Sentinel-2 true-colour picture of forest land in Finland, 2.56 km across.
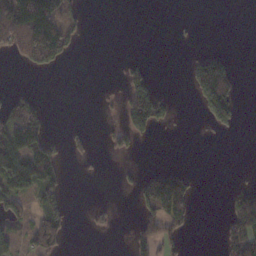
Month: November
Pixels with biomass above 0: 26%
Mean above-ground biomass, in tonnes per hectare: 40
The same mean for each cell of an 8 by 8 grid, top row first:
189 157 24 0 0 2 0 0
81 164 12 0 0 3 12 0
0 0 0 4 57 0 160 25
84 22 0 6 139 21 64 26
126 72 22 41 11 0 2 0
124 74 4 2 35 57 0 4
75 63 1 28 51 111 0 85
44 87 0 1 59 49 0 90
